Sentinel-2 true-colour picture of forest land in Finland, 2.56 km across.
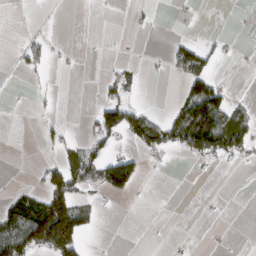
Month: March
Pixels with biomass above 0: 23%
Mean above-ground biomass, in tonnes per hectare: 29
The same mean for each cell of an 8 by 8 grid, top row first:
1 1 0 1 5 2 0 2
9 21 2 0 1 42 30 6
0 4 0 23 6 14 69 0
1 3 2 78 46 42 140 35
0 15 26 30 57 56 99 75
0 66 65 97 20 0 2 1
69 170 62 3 0 0 1 0
104 176 73 0 0 2 2 0
